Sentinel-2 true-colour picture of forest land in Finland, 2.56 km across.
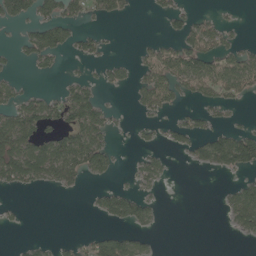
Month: May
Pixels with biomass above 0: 36%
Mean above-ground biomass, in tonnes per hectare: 33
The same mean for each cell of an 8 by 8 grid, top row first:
46 40 35 39 1 31 16 4
15 71 27 4 15 44 67 33
16 7 23 24 41 66 71 77
62 60 97 19 19 16 26 7
94 69 94 22 11 18 57 77
69 58 49 19 36 2 3 22
4 0 0 51 39 0 0 78
2 9 18 64 21 0 0 7
